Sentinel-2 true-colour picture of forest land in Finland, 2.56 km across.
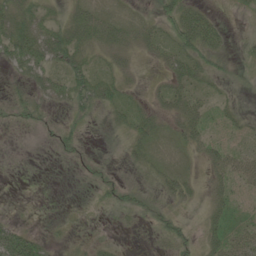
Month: June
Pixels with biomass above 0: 61%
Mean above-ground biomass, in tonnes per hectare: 20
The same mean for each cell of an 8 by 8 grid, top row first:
41 26 31 18 9 45 32 3
56 48 32 29 20 40 41 6
13 37 31 25 5 26 20 4
17 11 23 20 21 27 24 15
0 2 12 4 23 14 30 21
0 0 4 6 11 26 19 43
1 1 3 10 16 15 19 32
66 16 7 8 1 24 25 38
